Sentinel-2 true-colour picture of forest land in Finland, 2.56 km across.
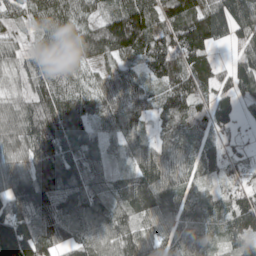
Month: May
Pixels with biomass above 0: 94%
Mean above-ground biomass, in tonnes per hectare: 99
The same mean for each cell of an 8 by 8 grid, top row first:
71 100 80 132 173 83 153 124
47 91 113 139 135 137 100 54
37 108 60 73 75 132 86 89
113 143 114 112 81 143 117 65
105 112 100 52 72 90 58 40
107 78 97 53 110 79 41 55
128 123 129 96 98 95 77 98
308 120 97 105 95 80 69 87
